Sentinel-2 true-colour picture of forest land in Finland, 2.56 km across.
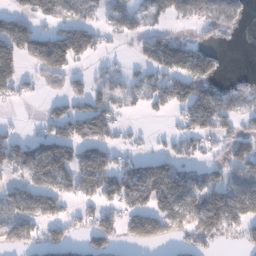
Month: January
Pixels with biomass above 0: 57%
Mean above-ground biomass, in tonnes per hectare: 65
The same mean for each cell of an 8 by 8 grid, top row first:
58 60 40 66 68 64 76 55
92 113 92 13 68 95 38 1
70 58 34 51 54 111 91 20
3 27 69 66 28 45 107 81
62 90 73 41 9 41 41 86
47 116 105 93 102 98 58 79
64 73 35 47 84 104 153 125
68 61 31 47 73 37 56 33
